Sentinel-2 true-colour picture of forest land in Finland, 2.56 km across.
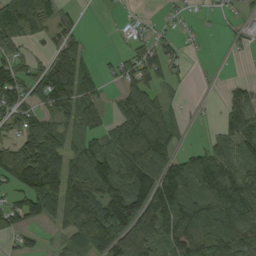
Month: August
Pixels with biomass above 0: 68%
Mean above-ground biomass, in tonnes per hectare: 81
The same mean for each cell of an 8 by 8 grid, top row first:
147 100 17 8 9 11 6 20
59 50 61 3 46 29 3 12
97 126 134 28 81 26 2 20
92 74 86 33 120 23 2 108
96 134 67 99 141 41 40 93
130 199 143 112 162 126 115 86
80 97 181 125 137 136 110 112
29 16 100 143 134 131 122 120
